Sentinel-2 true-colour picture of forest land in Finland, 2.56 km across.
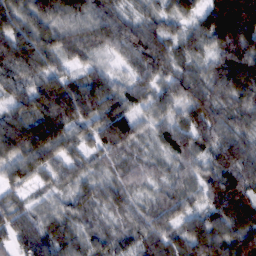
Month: February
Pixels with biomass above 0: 97%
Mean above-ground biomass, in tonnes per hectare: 76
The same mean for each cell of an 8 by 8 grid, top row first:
84 98 83 78 45 63 99 141
123 75 64 59 97 52 65 107
87 81 62 65 67 74 69 100
66 131 113 117 53 54 85 73
125 126 64 84 34 78 66 72
64 50 51 41 43 57 69 100
54 41 57 50 50 69 67 86
65 82 62 56 76 72 116 120
